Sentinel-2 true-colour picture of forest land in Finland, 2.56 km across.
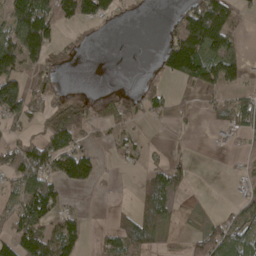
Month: April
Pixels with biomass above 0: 49%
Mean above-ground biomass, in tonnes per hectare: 47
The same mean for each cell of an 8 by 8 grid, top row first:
94 93 45 7 1 40 142 29
135 72 11 0 0 104 82 37
102 37 0 0 24 33 74 33
89 38 59 40 37 33 20 83
57 71 52 34 21 0 6 23
80 87 71 8 26 31 0 24
66 87 14 11 46 16 3 77
85 94 49 46 54 3 87 81
